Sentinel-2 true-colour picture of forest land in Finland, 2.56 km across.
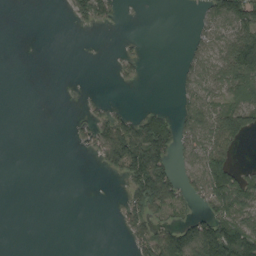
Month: August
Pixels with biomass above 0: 36%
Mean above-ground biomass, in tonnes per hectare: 39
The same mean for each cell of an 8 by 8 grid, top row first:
0 0 37 36 0 0 39 107
0 0 0 1 8 1 43 123
0 0 0 6 9 15 60 100
0 0 11 34 30 32 71 96
0 0 22 119 143 63 72 38
0 0 0 15 142 58 129 63
0 0 0 1 87 43 60 96
0 0 0 0 58 125 171 135
